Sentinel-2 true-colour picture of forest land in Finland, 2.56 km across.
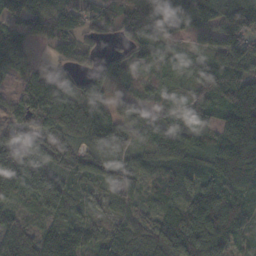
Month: November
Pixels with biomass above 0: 91%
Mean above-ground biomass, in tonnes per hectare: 83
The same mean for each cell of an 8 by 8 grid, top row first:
105 127 84 53 112 119 114 186
79 35 62 16 73 33 64 113
37 71 57 85 43 28 106 111
49 125 96 74 67 38 105 163
96 99 44 95 70 102 61 150
106 134 58 95 50 91 83 166
48 66 35 44 39 57 115 98
83 94 89 69 63 118 123 55
